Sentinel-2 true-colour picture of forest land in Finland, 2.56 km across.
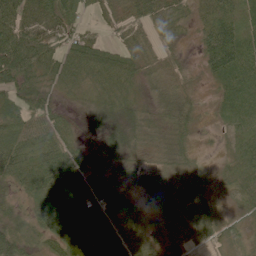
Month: June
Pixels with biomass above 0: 93%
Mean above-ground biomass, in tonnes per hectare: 50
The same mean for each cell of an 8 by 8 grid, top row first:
74 79 50 30 63 43 44 61
93 68 71 39 40 16 56 77
74 44 54 68 38 32 21 66
61 54 15 42 34 52 9 60
74 67 31 35 39 41 9 52
59 88 77 33 41 33 24 50
19 75 89 76 33 35 42 26
56 60 109 100 46 18 28 22
